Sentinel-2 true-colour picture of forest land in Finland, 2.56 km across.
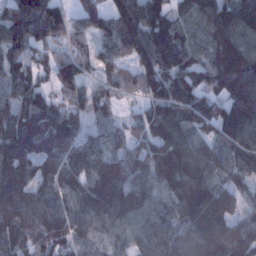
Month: January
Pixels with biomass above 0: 91%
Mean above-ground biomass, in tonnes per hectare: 111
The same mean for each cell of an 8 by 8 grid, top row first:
121 131 69 108 169 75 148 153
85 90 59 89 147 151 117 186
85 54 96 72 124 121 108 223
91 118 79 49 65 109 98 153
158 123 84 60 94 147 93 124
109 90 91 123 113 142 103 90
137 127 109 135 92 119 159 78
118 133 86 74 73 101 141 146
